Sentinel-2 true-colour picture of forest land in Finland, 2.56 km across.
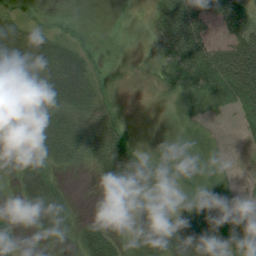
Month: August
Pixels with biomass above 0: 80%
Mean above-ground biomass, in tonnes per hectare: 39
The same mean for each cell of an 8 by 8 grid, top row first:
41 17 9 9 11 75 49 39
106 76 35 7 13 66 49 61
93 83 70 16 11 61 39 66
49 66 48 30 6 19 18 21
6 68 60 73 15 15 22 8
27 44 4 63 51 23 17 7
7 74 6 8 55 31 29 22
44 19 43 40 65 88 71 43
